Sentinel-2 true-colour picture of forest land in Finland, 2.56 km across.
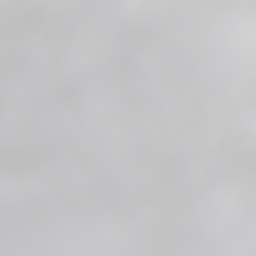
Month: June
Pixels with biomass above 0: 95%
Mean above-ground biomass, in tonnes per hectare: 73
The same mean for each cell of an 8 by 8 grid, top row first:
88 90 71 65 51 57 111 72
98 73 70 65 69 52 87 62
104 110 93 35 76 47 97 48
107 114 87 42 85 82 83 55
118 108 94 62 83 73 71 59
53 44 89 75 27 71 78 71
104 66 67 62 37 62 85 77
48 32 45 62 38 84 79 78
